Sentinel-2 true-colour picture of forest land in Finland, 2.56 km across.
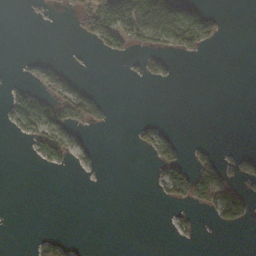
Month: November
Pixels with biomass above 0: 21%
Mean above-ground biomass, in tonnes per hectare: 17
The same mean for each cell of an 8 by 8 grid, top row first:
0 2 36 80 84 60 30 0
0 0 2 35 32 51 20 0
5 35 6 0 13 4 0 0
46 61 61 4 0 0 0 0
2 56 17 0 22 21 5 1
0 1 2 0 1 44 64 25
0 0 0 0 0 16 42 77
0 18 2 0 0 4 0 0
